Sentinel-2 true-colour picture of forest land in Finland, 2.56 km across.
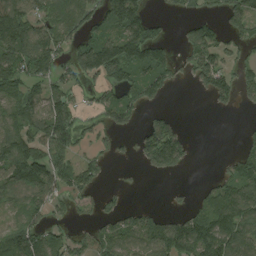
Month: August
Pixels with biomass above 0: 60%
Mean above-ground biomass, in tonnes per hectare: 89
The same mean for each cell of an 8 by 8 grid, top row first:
169 101 112 135 114 23 51 115
136 136 109 158 163 41 138 53
133 108 77 104 129 44 113 89
113 165 63 99 40 19 7 10
145 139 59 38 82 137 0 33
120 131 106 7 11 18 13 108
68 88 39 49 54 25 103 121
132 91 57 101 92 173 170 106
